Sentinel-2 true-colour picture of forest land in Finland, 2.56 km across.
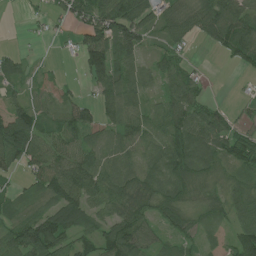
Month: July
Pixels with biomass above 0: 79%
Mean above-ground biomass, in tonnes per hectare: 59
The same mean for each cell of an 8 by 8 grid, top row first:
1 20 70 116 64 53 85 98
10 2 58 110 48 39 18 98
45 16 15 90 40 62 12 4
67 48 67 57 52 74 54 16
118 69 61 52 52 95 91 88
31 101 114 66 62 86 55 49
26 50 93 66 66 72 43 58
75 113 58 74 57 48 20 85
